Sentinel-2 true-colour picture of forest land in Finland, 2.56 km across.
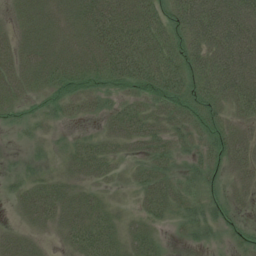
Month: July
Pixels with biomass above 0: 84%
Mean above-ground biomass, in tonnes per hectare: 39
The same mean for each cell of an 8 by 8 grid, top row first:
19 47 48 69 60 47 84 85
38 48 47 73 70 43 64 89
42 38 40 44 61 63 54 86
22 22 19 26 38 40 44 40
4 14 23 26 42 29 36 40
12 17 30 20 29 25 32 33
16 50 42 21 26 27 30 22
34 14 47 42 40 5 17 23
